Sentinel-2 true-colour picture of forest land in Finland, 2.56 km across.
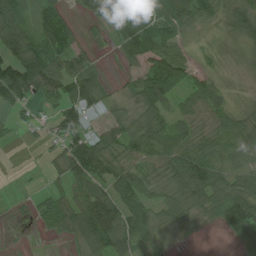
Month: July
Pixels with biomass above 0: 79%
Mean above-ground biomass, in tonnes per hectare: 56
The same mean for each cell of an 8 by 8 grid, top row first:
85 62 23 57 72 83 44 63
86 83 34 18 79 44 20 24
115 95 103 11 79 114 37 7
25 21 78 31 69 45 68 31
5 24 79 58 76 74 59 59
1 23 79 64 54 99 103 49
5 45 94 104 72 73 53 133
3 7 57 95 58 20 1 54
